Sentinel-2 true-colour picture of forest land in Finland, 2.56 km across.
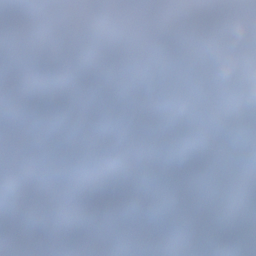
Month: December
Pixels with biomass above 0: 80%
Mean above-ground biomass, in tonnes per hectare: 96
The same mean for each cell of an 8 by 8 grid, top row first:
137 36 101 122 111 100 98 151
99 42 159 37 93 119 92 151
85 73 65 132 117 90 81 111
26 35 41 94 82 132 91 32
7 107 34 56 72 93 95 49
114 188 45 75 89 103 56 89
68 189 100 99 83 103 196 89
106 107 82 179 153 183 110 91
